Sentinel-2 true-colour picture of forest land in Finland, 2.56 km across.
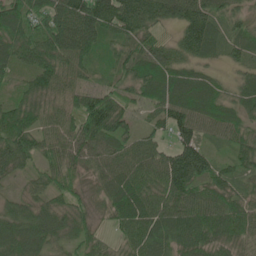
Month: June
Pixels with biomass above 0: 95%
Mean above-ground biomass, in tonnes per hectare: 72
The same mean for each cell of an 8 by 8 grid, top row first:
110 99 118 114 111 75 91 46
94 96 92 49 69 79 78 57
38 84 48 44 89 79 54 41
84 65 102 123 29 84 73 56
94 59 79 68 53 74 38 58
35 56 50 78 80 128 80 49
54 62 52 68 88 77 80 71
105 74 53 27 71 69 75 57
